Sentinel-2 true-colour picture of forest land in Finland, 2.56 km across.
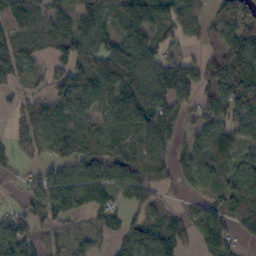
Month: October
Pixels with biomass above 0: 80%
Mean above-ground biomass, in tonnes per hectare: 92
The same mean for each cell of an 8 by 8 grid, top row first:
107 88 98 91 132 95 62 120
104 67 106 146 126 53 57 144
56 72 121 134 135 121 99 172
45 79 101 112 143 88 102 100
58 101 115 120 105 48 91 71
49 79 120 134 96 63 107 118
36 110 72 56 74 37 90 103
114 36 43 49 110 98 91 45
